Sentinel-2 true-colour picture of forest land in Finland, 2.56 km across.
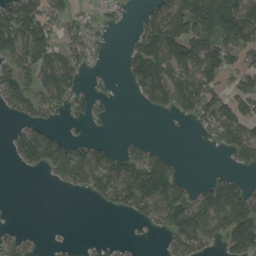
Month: August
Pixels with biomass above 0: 52%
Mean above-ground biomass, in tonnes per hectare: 60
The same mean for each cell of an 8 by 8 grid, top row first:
116 65 27 19 43 119 129 130
100 80 57 11 115 137 102 87
86 96 38 4 126 95 82 52
41 48 24 9 15 50 72 85
57 116 45 21 29 0 12 95
2 25 90 92 125 58 20 27
1 0 0 32 72 112 131 127
33 3 3 3 3 58 57 131
